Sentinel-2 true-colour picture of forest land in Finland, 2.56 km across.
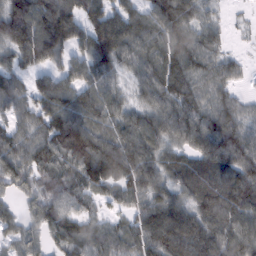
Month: February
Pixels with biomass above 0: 90%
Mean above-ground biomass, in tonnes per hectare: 83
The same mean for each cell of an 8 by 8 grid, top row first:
135 124 97 95 82 107 41 6
103 132 77 126 101 109 79 7
70 76 87 51 76 105 79 29
63 100 89 67 62 101 85 57
90 97 121 98 90 58 82 92
84 77 87 94 103 64 74 89
36 87 69 34 74 93 92 101
59 56 103 80 88 93 95 100
